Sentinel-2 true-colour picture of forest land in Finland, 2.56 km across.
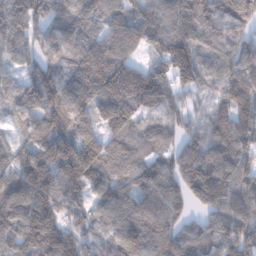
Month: January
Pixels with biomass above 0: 95%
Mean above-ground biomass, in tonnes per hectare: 144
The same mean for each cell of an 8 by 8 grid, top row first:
179 139 154 105 113 139 190 199
117 117 145 164 78 207 97 127
87 184 171 244 212 169 111 201
104 160 151 195 108 102 99 170
90 169 238 112 93 81 138 144
155 179 195 117 143 121 164 134
198 197 111 126 143 99 107 122
156 185 129 108 151 128 111 148
